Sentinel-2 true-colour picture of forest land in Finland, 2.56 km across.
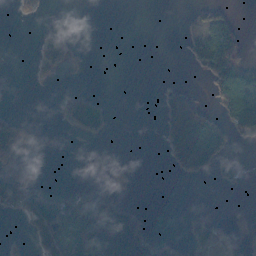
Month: October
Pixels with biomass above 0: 29%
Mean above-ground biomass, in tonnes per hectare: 29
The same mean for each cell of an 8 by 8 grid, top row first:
6 1 0 0 0 0 45 8
0 49 7 0 0 0 75 29
0 16 1 0 0 2 37 104
7 0 95 14 0 100 39 111
81 0 4 1 0 92 123 8
52 5 0 15 0 13 25 21
47 86 68 62 11 0 2 3
10 48 47 120 78 10 48 18
